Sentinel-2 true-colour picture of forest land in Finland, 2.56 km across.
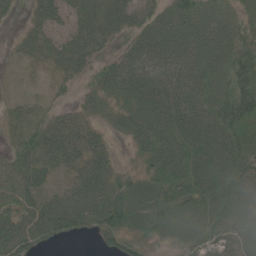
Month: May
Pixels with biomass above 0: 86%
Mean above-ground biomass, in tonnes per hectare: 54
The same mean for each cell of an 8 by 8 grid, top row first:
12 46 46 53 45 57 52 42
15 44 52 19 58 56 61 64
3 13 25 64 69 60 62 99
19 21 26 37 61 62 66 122
33 56 55 17 53 67 74 82
52 27 50 46 44 75 85 83
53 59 74 90 80 88 87 93
76 41 16 42 44 50 63 58
